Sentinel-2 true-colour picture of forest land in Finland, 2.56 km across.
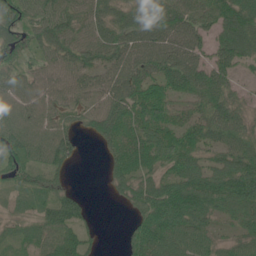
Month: June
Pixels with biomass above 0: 86%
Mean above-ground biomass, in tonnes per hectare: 65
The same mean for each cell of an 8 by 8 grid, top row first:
66 69 63 65 56 85 63 86
66 56 71 71 82 79 58 81
59 63 61 70 90 79 73 31
71 65 49 90 94 50 60 54
91 84 35 68 97 99 62 76
49 49 0 51 78 72 68 103
23 58 47 3 74 128 81 79
26 58 65 0 91 78 59 55
